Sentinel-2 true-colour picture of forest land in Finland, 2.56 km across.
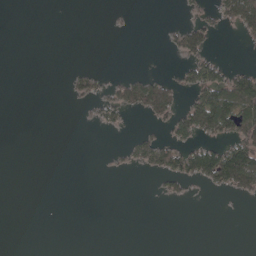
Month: May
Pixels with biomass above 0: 20%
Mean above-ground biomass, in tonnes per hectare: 24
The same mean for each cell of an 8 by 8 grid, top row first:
0 0 0 5 0 2 27 110
0 0 0 0 0 33 46 5
0 0 35 19 53 29 99 87
0 0 4 47 48 64 141 130
0 0 0 4 47 64 52 96
0 0 0 3 7 67 84 147
0 0 0 0 0 1 0 1
0 0 0 0 0 0 0 0
